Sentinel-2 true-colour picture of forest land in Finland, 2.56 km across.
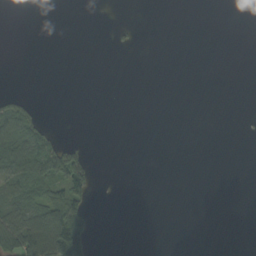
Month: September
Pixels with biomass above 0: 16%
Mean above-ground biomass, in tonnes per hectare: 16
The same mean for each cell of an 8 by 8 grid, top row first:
0 0 0 0 0 0 0 0
0 0 0 5 1 0 0 0
0 0 0 0 0 0 0 0
58 1 0 0 0 0 0 0
98 57 17 0 0 0 0 0
66 86 86 0 0 0 0 0
69 73 60 0 0 0 0 0
109 114 91 0 0 0 0 0
